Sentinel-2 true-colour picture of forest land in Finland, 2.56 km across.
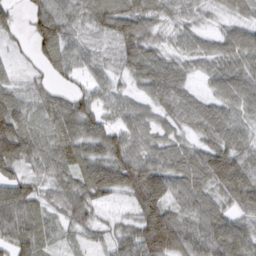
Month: March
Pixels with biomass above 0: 92%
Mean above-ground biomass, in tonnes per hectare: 62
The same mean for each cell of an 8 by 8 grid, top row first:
30 79 46 84 74 42 26 43
18 72 60 44 83 33 39 69
35 31 33 42 64 59 32 69
87 52 92 50 45 56 56 47
120 55 71 85 56 48 57 59
56 46 73 100 112 72 97 110
87 43 63 28 103 65 64 58
71 39 25 40 117 116 78 77
